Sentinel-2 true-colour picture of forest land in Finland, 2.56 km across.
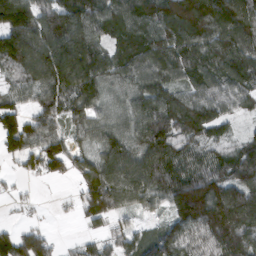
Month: March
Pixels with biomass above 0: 87%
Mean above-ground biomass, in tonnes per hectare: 117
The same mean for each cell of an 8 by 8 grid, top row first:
184 146 174 128 152 183 179 158
160 174 180 95 149 161 151 154
76 152 193 108 123 98 118 125
92 106 114 65 122 154 115 61
111 115 56 94 129 118 92 64
23 68 75 124 136 149 129 120
16 4 70 138 62 113 180 191
110 70 37 60 69 122 127 174
